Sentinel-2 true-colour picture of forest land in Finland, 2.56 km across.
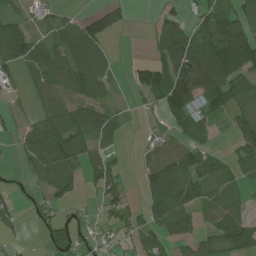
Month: July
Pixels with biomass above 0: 62%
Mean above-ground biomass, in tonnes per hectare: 62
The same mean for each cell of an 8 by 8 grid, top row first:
22 37 38 49 1 48 64 65
72 77 117 16 3 167 130 181
25 74 93 34 61 138 128 103
15 73 85 56 10 94 57 70
29 144 73 46 19 67 28 57
3 60 49 68 58 143 99 39
22 33 10 51 47 125 57 41
11 40 32 24 63 59 43 93
